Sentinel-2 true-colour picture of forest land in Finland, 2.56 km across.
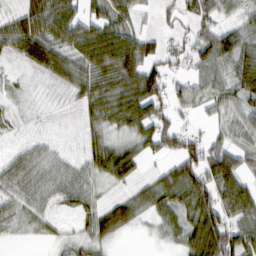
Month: February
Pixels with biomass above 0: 75%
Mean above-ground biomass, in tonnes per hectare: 45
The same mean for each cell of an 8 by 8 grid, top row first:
40 97 61 57 14 27 45 34
41 78 61 99 60 31 72 77
6 24 50 71 106 29 54 80
9 5 22 65 76 38 23 51
9 14 15 41 41 65 46 28
46 33 31 48 21 66 73 43
30 22 33 45 34 54 91 68
7 13 25 29 4 29 107 76
